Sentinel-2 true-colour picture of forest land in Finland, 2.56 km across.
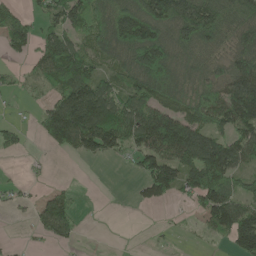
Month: May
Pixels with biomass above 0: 64%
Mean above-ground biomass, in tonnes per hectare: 83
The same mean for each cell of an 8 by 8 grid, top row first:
62 61 91 121 147 159 151 130
53 81 69 105 189 124 98 83
21 72 137 64 133 131 101 145
6 73 184 136 123 110 128 140
38 51 115 96 111 203 147 106
3 11 0 0 74 109 137 63
21 107 22 0 21 10 100 114
4 44 18 0 1 6 20 126
